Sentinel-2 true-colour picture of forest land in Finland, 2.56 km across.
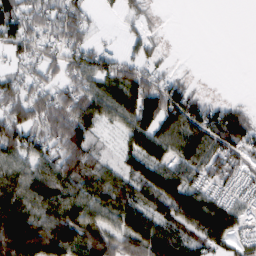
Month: February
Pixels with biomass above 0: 74%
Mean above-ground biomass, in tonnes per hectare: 62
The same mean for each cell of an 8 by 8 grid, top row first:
76 64 57 5 19 0 0 0
45 42 67 17 29 1 0 0
53 42 66 79 66 33 1 0
76 82 98 69 116 109 70 47
89 61 81 8 86 92 84 76
76 87 76 54 79 77 54 41
97 79 83 70 58 95 109 46
129 136 106 74 108 82 73 41
